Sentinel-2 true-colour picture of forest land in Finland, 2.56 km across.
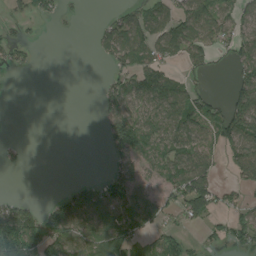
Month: August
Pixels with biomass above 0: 50%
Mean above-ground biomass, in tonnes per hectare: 54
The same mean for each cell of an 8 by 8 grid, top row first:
28 31 8 26 71 86 106 63
40 0 0 77 81 90 76 70
0 0 0 44 87 45 18 69
0 0 0 61 72 92 73 109
8 0 0 65 69 80 64 101
1 0 3 56 45 82 78 48
68 40 109 108 81 56 83 46
147 115 89 105 59 56 25 42
